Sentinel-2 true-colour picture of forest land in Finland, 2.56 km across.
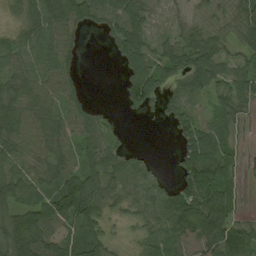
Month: August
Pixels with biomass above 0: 78%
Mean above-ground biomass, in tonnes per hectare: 60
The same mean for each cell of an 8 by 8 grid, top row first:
25 81 82 86 55 11 44 61
60 80 29 35 67 53 86 36
53 57 27 0 106 65 81 69
60 48 48 14 43 59 32 50
60 60 57 44 2 29 73 23
62 48 85 64 44 33 103 33
66 83 131 38 52 93 150 34
120 104 84 34 45 60 101 100
